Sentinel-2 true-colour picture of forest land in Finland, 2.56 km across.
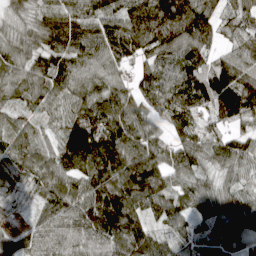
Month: April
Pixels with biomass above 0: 96%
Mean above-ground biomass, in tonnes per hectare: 107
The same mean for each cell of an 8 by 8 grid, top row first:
53 96 103 98 140 147 109 76
86 105 120 121 104 111 72 79
96 114 99 87 87 109 140 153
55 57 120 132 97 107 82 130
88 74 217 171 126 93 97 82
91 102 136 157 184 91 69 74
30 109 131 188 105 87 89 122
87 114 103 122 132 61 115 107
